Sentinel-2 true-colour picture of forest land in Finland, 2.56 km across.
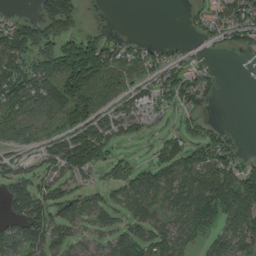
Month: August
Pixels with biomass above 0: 68%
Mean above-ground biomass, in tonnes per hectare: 71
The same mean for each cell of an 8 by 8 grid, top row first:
26 130 54 0 0 0 64 84
149 124 186 65 41 21 15 41
141 150 180 85 57 80 44 0
97 94 121 60 75 44 26 0
36 67 151 71 18 72 103 14
71 54 61 47 77 79 87 124
69 87 52 61 63 49 97 126
88 89 33 63 90 70 54 88
